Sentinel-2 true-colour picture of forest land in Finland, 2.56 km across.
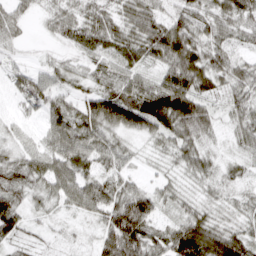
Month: April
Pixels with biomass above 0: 79%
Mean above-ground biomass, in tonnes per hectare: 47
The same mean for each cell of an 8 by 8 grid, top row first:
0 0 0 9 69 50 54 62
1 1 1 6 19 78 67 35
32 43 30 51 43 85 68 58
20 50 58 113 126 126 53 48
30 42 78 54 20 49 28 32
56 60 65 46 17 23 36 26
59 28 41 71 80 26 33 30
42 14 13 87 74 84 109 74
